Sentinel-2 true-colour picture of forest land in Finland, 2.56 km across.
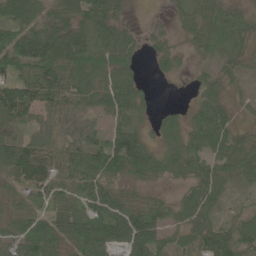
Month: June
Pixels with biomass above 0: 85%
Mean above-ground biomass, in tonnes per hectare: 57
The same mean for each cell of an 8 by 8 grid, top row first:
67 56 61 58 3 22 65 46
110 110 71 59 26 25 44 34
71 99 57 58 20 12 36 25
91 59 38 60 26 21 81 21
84 62 68 102 67 39 75 48
73 81 65 89 54 26 61 46
43 52 52 81 56 40 59 31
73 86 80 73 88 38 67 73
